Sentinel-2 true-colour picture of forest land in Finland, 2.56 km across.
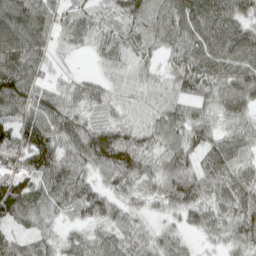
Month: April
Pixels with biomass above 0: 94%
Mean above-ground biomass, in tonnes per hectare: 67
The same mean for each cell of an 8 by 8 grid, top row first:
108 74 56 54 91 74 89 82
115 57 26 59 58 66 77 103
115 38 34 38 42 54 83 99
76 82 58 43 50 62 43 61
79 93 84 116 60 72 68 52
97 94 69 62 71 94 72 64
100 64 58 49 30 54 61 79
56 38 51 62 45 43 23 64
